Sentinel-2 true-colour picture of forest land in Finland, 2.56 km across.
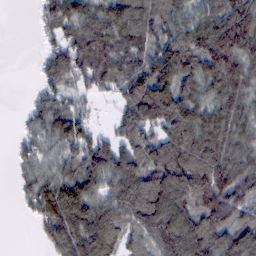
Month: February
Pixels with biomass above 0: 82%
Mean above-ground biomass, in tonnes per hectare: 99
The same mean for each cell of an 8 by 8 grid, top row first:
0 57 102 99 94 93 100 140
0 36 123 123 102 124 157 152
0 51 64 97 154 144 130 129
4 79 49 25 142 150 111 102
20 53 85 77 108 143 159 98
21 66 96 109 116 176 178 121
8 123 150 111 140 165 148 97
0 53 144 123 89 186 131 113
